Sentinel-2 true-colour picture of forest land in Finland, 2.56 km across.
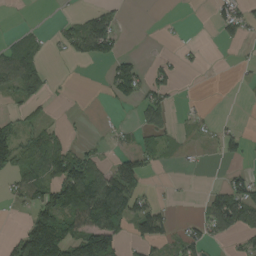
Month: August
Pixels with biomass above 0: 40%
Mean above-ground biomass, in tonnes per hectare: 44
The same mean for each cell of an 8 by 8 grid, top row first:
1 1 35 49 0 2 7 61
64 17 67 73 1 9 3 13
98 46 0 62 57 31 0 4
23 15 3 6 60 22 6 0
97 82 20 13 38 26 14 35
63 56 130 86 58 2 1 32
13 102 127 171 59 8 46 106
50 164 102 113 54 31 41 31
